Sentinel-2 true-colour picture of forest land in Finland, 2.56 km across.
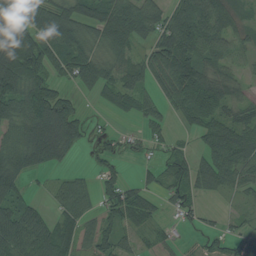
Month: August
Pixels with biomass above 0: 74%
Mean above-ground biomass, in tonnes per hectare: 63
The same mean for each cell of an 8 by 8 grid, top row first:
110 95 76 110 91 81 124 35
112 87 89 80 38 121 84 48
129 69 66 59 51 113 81 35
88 127 41 18 48 37 81 39
77 138 36 23 26 18 50 87
75 16 24 37 23 50 63 68
69 24 67 70 50 41 12 12
89 68 66 76 29 27 22 55
